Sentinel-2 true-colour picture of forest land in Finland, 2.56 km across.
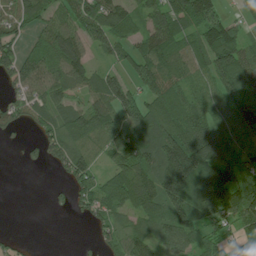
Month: July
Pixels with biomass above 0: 75%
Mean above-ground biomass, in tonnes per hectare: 82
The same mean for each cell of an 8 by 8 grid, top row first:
83 60 94 104 56 98 100 28
71 102 107 61 77 89 125 109
86 100 81 70 88 58 66 122
84 77 78 99 94 83 67 111
14 80 54 77 123 142 142 72
0 5 95 58 120 184 169 123
0 13 50 80 97 111 150 167
19 0 3 54 94 96 68 34
